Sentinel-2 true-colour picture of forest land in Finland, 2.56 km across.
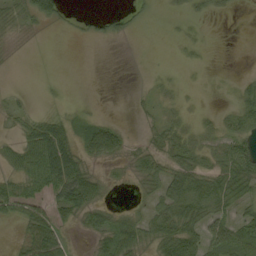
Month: September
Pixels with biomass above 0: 52%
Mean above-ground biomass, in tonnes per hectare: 18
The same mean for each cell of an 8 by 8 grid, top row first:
19 26 4 12 9 6 11 1
1 0 0 1 0 2 2 0
0 1 0 0 2 5 1 7
15 9 6 1 6 11 3 23
23 72 28 43 12 32 18 28
26 54 46 7 26 34 38 45
29 27 41 16 11 50 41 24
7 29 3 31 26 29 21 31
